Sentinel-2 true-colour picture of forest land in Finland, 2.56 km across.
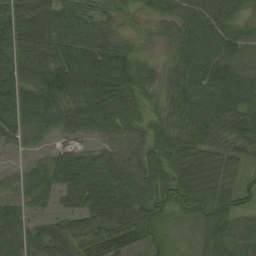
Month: August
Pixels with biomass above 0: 92%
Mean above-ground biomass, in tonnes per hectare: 65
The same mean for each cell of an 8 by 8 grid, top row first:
101 77 57 31 24 59 84 50
91 83 74 66 25 51 92 59
83 87 87 100 55 54 71 78
67 67 78 86 45 48 78 82
35 22 36 66 68 72 61 58
25 58 88 91 75 76 74 36
59 23 66 91 85 64 85 44
75 68 66 111 77 27 47 58
